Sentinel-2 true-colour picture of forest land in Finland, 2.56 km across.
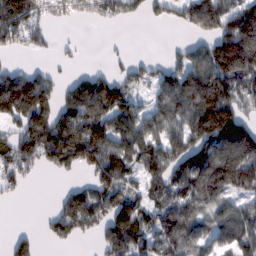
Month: February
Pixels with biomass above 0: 67%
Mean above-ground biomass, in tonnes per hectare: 107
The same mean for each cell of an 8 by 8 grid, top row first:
180 57 49 76 42 48 141 165
51 26 11 6 0 19 105 301
137 71 62 93 55 106 185 186
159 127 154 177 72 114 218 106
124 184 204 137 124 106 156 213
87 18 34 135 89 123 203 198
3 13 177 147 102 108 95 88
49 30 39 132 100 113 81 122
